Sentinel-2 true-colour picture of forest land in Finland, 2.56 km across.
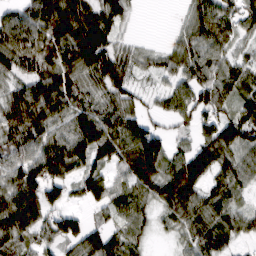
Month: March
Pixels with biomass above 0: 86%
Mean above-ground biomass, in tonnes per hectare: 77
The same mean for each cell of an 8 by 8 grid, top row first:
64 101 89 72 3 8 90 72
113 104 132 82 25 49 86 32
67 112 91 114 27 61 76 75
111 106 97 83 56 70 73 69
74 97 120 115 143 32 87 104
94 114 85 57 115 77 78 75
111 94 29 69 56 75 85 50
85 66 87 79 38 29 87 39
